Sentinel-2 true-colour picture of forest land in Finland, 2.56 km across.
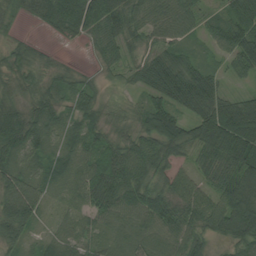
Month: August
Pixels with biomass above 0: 91%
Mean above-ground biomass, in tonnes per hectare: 65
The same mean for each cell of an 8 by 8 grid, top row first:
25 93 116 94 74 81 27 92
33 12 7 54 50 52 22 74
51 47 35 16 69 119 72 24
48 71 57 29 62 73 97 100
70 67 67 59 70 79 100 132
79 64 63 105 77 54 41 110
111 27 44 75 84 74 74 113
54 36 51 40 62 69 54 84
